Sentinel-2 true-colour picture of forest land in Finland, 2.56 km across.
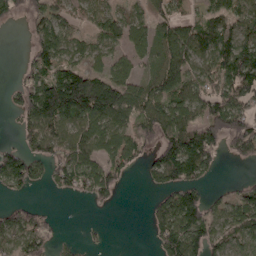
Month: April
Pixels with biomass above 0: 66%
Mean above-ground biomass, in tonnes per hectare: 76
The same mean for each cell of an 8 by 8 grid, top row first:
37 87 43 56 46 57 64 73
0 106 52 65 55 107 89 108
22 119 148 110 47 121 91 129
47 178 174 148 84 96 100 103
34 93 94 81 53 118 123 96
126 55 103 81 30 105 45 8
56 12 1 18 8 118 72 80
105 61 12 2 2 136 108 71
